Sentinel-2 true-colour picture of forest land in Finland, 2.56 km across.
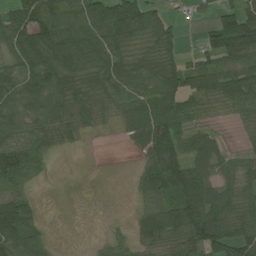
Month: July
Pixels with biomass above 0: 75%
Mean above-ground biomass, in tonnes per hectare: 61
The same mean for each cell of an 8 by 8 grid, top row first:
79 84 69 114 97 19 21 83
77 89 81 80 49 44 54 111
78 81 81 86 56 80 69 81
59 58 55 30 83 89 29 38
87 52 14 1 55 107 61 12
107 14 1 0 48 142 77 55
129 2 1 0 25 92 94 55
109 35 0 18 48 51 122 85
